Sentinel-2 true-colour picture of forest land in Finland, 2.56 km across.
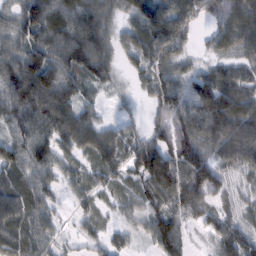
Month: February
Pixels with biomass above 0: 91%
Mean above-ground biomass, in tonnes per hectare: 75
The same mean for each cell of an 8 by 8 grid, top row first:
67 101 95 48 80 101 69 104
68 92 113 61 103 75 33 71
102 120 70 42 55 76 90 65
76 101 71 15 28 110 134 103
76 75 84 83 67 106 91 125
64 57 54 56 69 83 132 49
90 57 36 32 64 74 80 48
68 50 36 43 40 90 40 108
